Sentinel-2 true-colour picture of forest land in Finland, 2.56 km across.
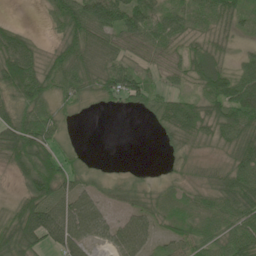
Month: June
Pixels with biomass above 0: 79%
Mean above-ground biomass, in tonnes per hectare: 52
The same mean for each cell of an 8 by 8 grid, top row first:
3 29 84 92 81 62 65 66
93 19 75 54 42 38 71 22
91 56 58 64 49 30 94 64
56 41 12 5 25 84 68 88
101 68 8 0 0 34 30 71
33 101 36 11 7 16 28 81
48 89 69 21 37 36 52 80
79 62 64 45 46 43 56 74
